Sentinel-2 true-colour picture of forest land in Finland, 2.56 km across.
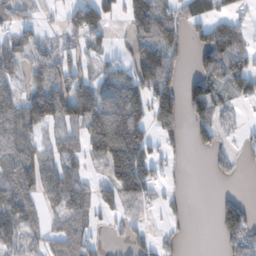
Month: November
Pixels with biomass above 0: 60%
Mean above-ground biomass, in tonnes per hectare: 66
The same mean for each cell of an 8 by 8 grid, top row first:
45 12 90 44 125 54 60 37
69 43 53 26 81 55 105 83
40 103 89 77 112 51 101 72
93 154 150 171 100 100 79 15
76 46 62 209 117 26 29 15
88 74 51 105 130 14 6 8
95 35 65 43 27 15 0 66
61 54 71 11 31 17 0 74
